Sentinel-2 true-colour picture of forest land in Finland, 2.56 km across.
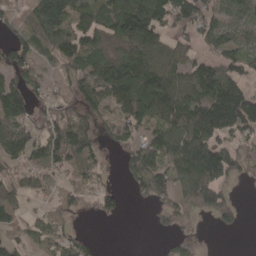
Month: April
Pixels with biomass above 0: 67%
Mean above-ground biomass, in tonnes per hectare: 75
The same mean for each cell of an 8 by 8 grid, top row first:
28 139 72 96 176 120 72 66
82 66 90 47 143 75 43 71
76 38 75 143 124 107 160 90
103 56 56 55 127 132 181 177
84 100 104 30 75 108 152 45
43 38 45 12 107 85 198 38
38 17 11 38 11 53 81 34
34 38 31 0 0 34 1 1
